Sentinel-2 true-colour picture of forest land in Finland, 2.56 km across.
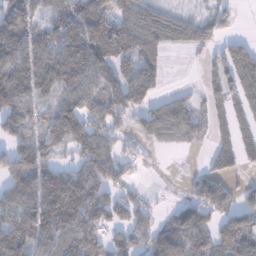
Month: January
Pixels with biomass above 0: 72%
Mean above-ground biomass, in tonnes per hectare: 77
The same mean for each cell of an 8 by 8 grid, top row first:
87 46 96 98 69 45 47 15
92 89 118 134 91 35 56 72
115 101 60 72 108 2 32 93
113 66 95 101 91 114 38 49
100 111 113 92 44 43 37 62
130 111 109 102 13 1 65 26
104 129 120 93 56 47 52 38
103 84 117 63 60 116 76 101
